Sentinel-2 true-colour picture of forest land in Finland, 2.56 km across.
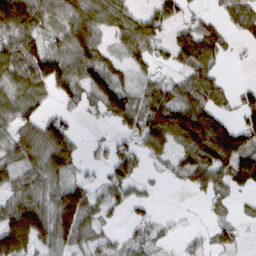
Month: March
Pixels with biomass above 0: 69%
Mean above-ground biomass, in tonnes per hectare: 65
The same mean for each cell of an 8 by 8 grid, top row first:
148 69 102 103 63 49 26 55
86 56 115 46 88 75 83 12
80 113 78 82 43 40 64 5
81 37 27 86 98 115 89 52
78 116 33 38 72 66 141 91
47 70 28 54 28 25 76 87
95 73 141 38 22 1 15 13
173 74 67 27 43 11 25 28
